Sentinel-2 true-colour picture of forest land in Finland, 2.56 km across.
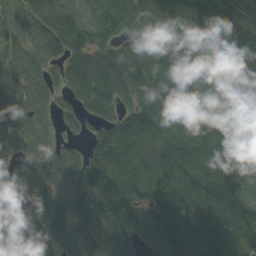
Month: September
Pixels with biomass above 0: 92%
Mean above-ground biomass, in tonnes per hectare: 112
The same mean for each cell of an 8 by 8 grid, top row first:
51 115 84 164 135 113 83 67
55 78 129 106 116 144 77 127
74 52 112 148 153 120 76 84
77 40 87 85 185 115 81 52
69 52 33 165 171 165 124 77
95 98 81 164 184 164 134 69
58 169 125 180 119 186 128 74
80 190 133 181 122 157 143 111
